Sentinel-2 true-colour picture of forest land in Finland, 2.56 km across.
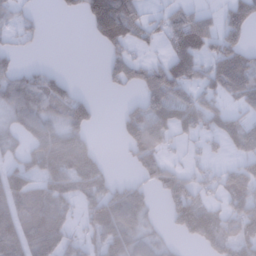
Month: January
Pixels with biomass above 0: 59%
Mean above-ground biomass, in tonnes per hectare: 56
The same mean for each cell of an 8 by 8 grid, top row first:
31 3 32 187 51 56 48 80
18 2 0 49 20 64 50 67
59 58 5 46 94 90 47 80
59 58 81 5 92 101 64 37
24 80 68 2 86 17 23 65
62 67 80 23 42 65 35 84
75 85 38 82 50 82 58 83
93 105 38 51 41 14 76 85
